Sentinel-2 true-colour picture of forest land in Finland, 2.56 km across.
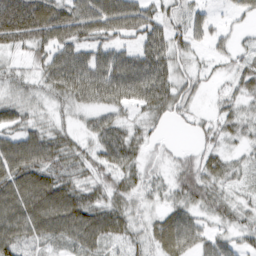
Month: March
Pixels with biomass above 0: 82%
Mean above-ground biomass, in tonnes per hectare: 50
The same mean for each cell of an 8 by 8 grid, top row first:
123 50 71 92 68 28 26 26
41 63 55 53 58 40 24 17
32 52 83 83 88 46 15 40
46 23 24 42 40 29 13 29
76 77 31 74 30 6 23 22
89 81 40 54 32 42 53 20
101 110 89 57 18 41 40 33
73 50 67 48 33 73 39 28
